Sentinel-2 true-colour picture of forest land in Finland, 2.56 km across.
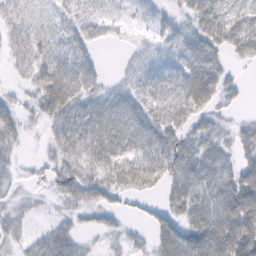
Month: February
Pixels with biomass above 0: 77%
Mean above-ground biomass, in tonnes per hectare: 41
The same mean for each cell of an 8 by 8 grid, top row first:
24 27 37 28 14 25 52 42
26 54 44 7 18 38 50 35
10 74 87 13 42 52 67 15
28 49 62 69 54 59 40 8
22 18 59 74 64 54 41 36
17 26 52 39 67 58 53 54
18 7 37 32 14 37 57 75
22 43 21 13 15 68 86 83
